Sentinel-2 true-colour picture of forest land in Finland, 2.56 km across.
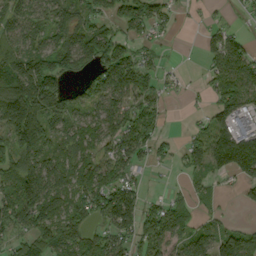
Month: September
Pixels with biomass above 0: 74%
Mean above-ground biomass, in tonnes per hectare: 85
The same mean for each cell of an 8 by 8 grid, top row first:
79 74 91 76 120 30 13 13
89 89 131 141 37 4 55 74
147 185 63 136 86 13 39 112
205 142 59 82 96 1 51 104
115 83 75 61 99 26 109 190
135 109 91 97 19 9 51 67
142 114 108 165 94 80 18 10
68 123 112 99 99 64 48 91
